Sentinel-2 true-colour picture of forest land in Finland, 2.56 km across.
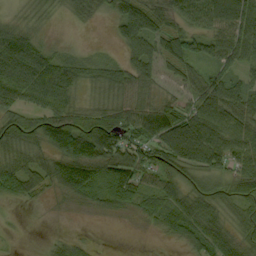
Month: September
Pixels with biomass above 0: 82%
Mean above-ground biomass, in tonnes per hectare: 58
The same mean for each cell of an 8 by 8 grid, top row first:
18 20 28 42 97 60 71 80
90 31 9 8 68 71 48 66
86 97 48 56 55 35 68 43
53 68 53 60 79 70 98 75
62 79 139 101 77 130 116 70
84 61 124 96 56 60 69 60
6 4 16 43 50 70 53 39
4 11 19 0 1 29 65 39
